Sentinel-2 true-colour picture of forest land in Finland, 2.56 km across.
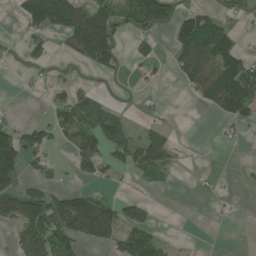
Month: June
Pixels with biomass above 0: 41%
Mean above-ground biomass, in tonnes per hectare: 47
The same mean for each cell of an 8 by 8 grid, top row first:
19 133 94 73 109 67 62 23
6 30 88 74 25 63 150 45
3 10 8 7 15 21 118 131
4 26 69 36 8 1 19 76
85 43 83 75 91 33 0 9
68 30 27 16 30 7 3 3
89 111 124 62 38 0 1 1
47 102 73 59 91 5 0 0
